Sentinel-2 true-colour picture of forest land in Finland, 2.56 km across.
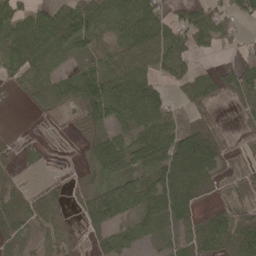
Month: May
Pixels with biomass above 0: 73%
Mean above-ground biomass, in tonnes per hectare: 51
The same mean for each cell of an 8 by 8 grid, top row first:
51 80 85 91 103 35 71 45
71 103 49 40 70 73 55 20
33 61 73 63 64 54 51 90
0 21 46 75 80 22 24 28
15 9 19 68 65 89 83 15
19 6 21 68 53 93 57 36
44 38 32 101 62 74 18 35
19 27 17 40 23 37 82 67
